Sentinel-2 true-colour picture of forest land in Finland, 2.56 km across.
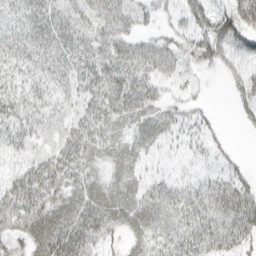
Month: March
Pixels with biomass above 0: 78%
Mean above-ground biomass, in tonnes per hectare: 33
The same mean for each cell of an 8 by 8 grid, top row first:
31 46 38 50 23 17 38 47
35 43 42 46 33 27 44 32
25 29 41 56 40 18 3 29
34 25 32 46 37 17 10 14
24 25 49 33 27 14 18 1
26 49 39 27 19 14 18 21
49 43 46 49 41 41 49 55
27 51 56 16 28 41 48 34
